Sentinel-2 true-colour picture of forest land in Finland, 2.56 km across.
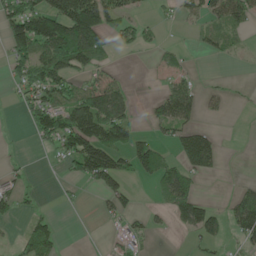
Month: May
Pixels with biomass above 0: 44%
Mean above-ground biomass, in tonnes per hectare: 57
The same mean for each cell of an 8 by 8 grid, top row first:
145 172 227 99 22 25 65 65
118 156 196 46 25 14 25 12
56 124 51 44 2 37 2 2
8 113 122 119 14 92 13 3
3 36 139 110 55 55 83 0
25 2 69 117 34 90 26 2
46 6 6 46 10 83 52 86
27 88 0 9 22 1 40 38
